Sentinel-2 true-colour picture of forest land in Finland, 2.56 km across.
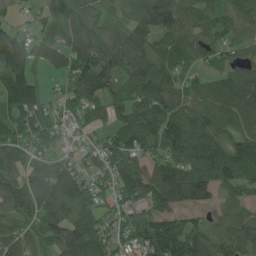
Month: July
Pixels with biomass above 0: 86%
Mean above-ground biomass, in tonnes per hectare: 87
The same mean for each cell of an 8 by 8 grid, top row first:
35 83 78 54 104 106 73 75
116 66 117 93 94 94 81 62
130 28 115 83 97 78 51 80
99 58 62 69 88 94 86 104
71 48 48 74 81 120 134 100
80 95 73 88 112 121 132 114
90 85 95 62 73 82 52 54
102 87 137 68 87 130 96 108
